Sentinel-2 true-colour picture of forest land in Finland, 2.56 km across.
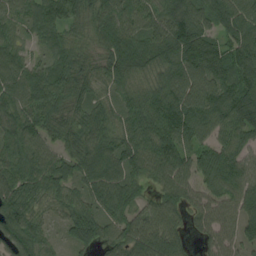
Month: August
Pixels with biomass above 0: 94%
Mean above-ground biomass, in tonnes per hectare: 90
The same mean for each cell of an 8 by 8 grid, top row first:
70 93 69 89 88 106 97 103
65 57 66 109 102 114 97 104
90 114 75 77 70 113 113 102
85 99 68 75 99 135 121 132
84 73 82 97 104 139 71 84
99 99 92 111 62 95 72 98
111 57 80 103 69 78 87 107
106 50 80 76 107 78 56 78
